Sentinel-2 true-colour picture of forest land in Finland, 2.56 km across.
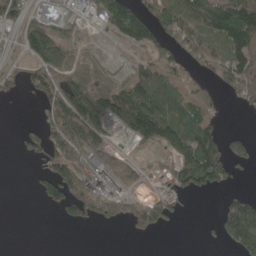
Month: May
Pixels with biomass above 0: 56%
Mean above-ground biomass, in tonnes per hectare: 61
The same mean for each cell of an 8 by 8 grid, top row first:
65 76 22 104 85 100 122 170
29 106 25 7 61 53 62 131
34 86 74 38 100 75 30 100
0 52 113 117 172 114 69 9
10 68 89 38 56 103 119 36
0 67 78 85 22 71 129 16
0 28 64 55 84 34 0 121
0 0 0 0 12 0 3 94
